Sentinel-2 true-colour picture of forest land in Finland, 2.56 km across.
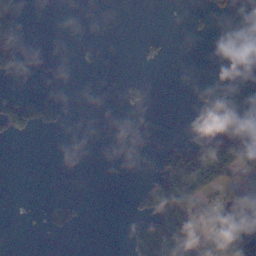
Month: November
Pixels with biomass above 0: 16%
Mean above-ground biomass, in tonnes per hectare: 15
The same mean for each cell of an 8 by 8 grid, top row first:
56 0 0 0 0 0 10 3
36 0 1 0 6 0 0 0
5 0 0 0 5 0 0 0
49 24 0 0 3 0 2 0
1 0 0 0 0 17 47 49
0 0 0 0 3 96 79 32
0 14 9 0 18 98 27 12
0 1 0 0 52 94 62 55
